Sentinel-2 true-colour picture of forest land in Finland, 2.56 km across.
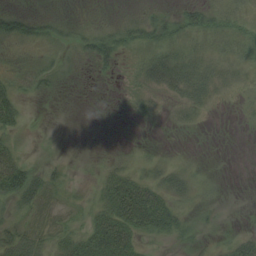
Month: August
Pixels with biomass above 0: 49%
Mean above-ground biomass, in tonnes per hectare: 15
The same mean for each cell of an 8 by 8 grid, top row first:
32 12 1 3 13 24 27 14
4 7 13 27 19 19 14 16
10 9 1 2 19 40 28 12
30 0 0 0 10 11 7 4
14 0 0 2 3 1 0 0
63 20 3 25 23 25 6 0
18 16 10 41 64 21 8 0
36 20 28 62 14 9 3 18
